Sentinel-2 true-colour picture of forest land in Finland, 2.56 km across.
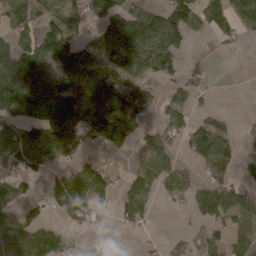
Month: April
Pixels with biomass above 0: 59%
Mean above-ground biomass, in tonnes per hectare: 82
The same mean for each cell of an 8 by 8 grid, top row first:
75 50 63 108 107 126 82 102
128 137 106 131 143 88 4 13
253 154 142 113 73 53 26 1
116 153 137 163 55 66 31 3
123 134 60 92 64 40 154 40
84 43 111 62 108 89 54 38
79 42 113 30 89 11 95 102
117 110 9 13 13 23 56 50
